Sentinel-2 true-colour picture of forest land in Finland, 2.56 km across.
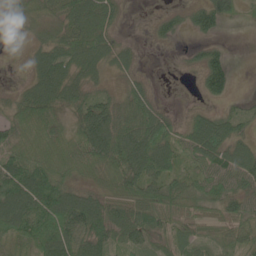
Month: June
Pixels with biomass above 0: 80%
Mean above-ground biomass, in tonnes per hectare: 52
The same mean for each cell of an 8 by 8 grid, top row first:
27 53 61 36 5 22 62 24
3 57 77 52 9 7 28 0
9 81 49 18 22 4 68 3
43 65 53 61 77 16 31 29
61 75 79 97 97 56 87 53
107 93 42 67 85 55 58 67
102 115 104 47 53 45 34 43
52 94 85 50 45 35 27 42
